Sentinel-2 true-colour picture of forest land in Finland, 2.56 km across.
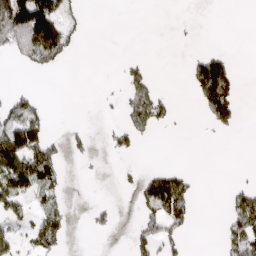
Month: March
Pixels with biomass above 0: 26%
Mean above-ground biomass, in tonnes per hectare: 40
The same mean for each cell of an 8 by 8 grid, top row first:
189 157 24 0 0 2 0 0
81 164 12 0 0 3 12 0
0 0 0 4 57 0 160 25
84 22 0 6 139 21 64 26
126 72 22 41 11 0 2 0
124 74 4 2 35 57 0 4
75 63 1 28 51 111 0 85
44 87 0 1 59 49 0 90
